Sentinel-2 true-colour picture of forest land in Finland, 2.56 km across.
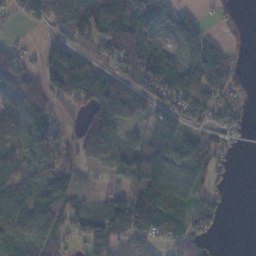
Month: November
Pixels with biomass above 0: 73%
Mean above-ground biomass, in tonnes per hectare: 58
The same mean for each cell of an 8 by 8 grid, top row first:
26 62 84 79 101 64 10 7
27 67 55 64 116 43 71 9
77 51 65 60 89 106 79 31
97 59 28 80 60 75 54 39
69 75 44 82 83 76 51 22
64 62 23 32 94 76 47 0
77 67 40 67 102 68 60 0
57 57 34 85 79 48 37 0
